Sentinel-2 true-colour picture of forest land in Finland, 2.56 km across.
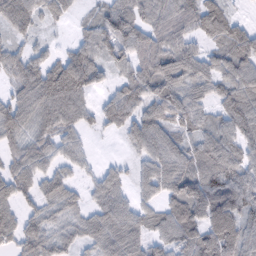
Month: February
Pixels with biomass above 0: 86%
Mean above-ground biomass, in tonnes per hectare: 71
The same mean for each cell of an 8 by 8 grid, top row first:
99 43 19 91 74 76 88 18
43 27 67 95 81 84 46 77
62 104 122 35 94 55 65 87
82 90 76 68 76 96 52 108
53 63 43 3 77 69 82 83
75 59 29 45 54 101 101 83
52 47 42 87 47 80 145 89
59 59 47 65 57 89 133 119
